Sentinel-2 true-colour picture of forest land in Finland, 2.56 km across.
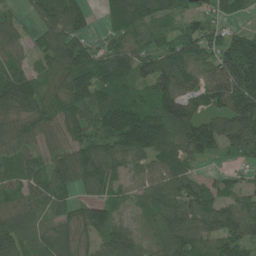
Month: June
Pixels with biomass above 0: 91%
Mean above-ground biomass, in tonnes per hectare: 104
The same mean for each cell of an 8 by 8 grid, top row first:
33 132 100 93 108 73 71 46
72 122 104 78 91 101 93 162
120 70 157 131 96 133 105 200
110 94 116 187 148 179 106 183
83 59 100 133 183 123 149 142
88 91 107 98 60 102 33 43
80 64 69 77 57 109 110 89
109 94 73 117 51 133 96 114
